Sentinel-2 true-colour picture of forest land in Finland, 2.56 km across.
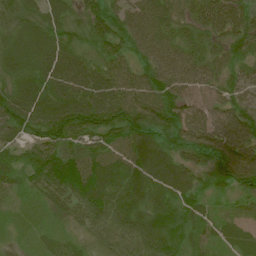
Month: July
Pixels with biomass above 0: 97%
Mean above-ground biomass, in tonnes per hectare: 67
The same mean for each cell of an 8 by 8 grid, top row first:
64 58 50 68 90 50 91 72
71 90 50 63 69 73 59 52
61 80 83 79 69 75 57 50
96 91 108 95 95 73 56 66
50 94 81 74 77 61 66 74
57 101 113 88 83 79 48 83
21 37 84 86 84 77 33 22
10 27 26 51 75 64 37 38
